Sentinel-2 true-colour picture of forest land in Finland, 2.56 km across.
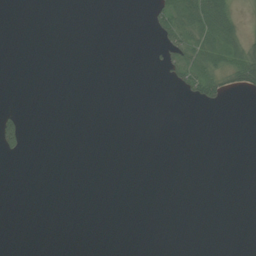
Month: July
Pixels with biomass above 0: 11%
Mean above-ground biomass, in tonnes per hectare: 7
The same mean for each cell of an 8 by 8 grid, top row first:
0 0 0 0 4 54 75 14
0 0 0 0 1 33 47 37
0 0 0 0 0 18 48 39
14 0 0 0 0 0 2 0
33 0 0 0 0 0 0 0
0 0 0 0 0 0 0 0
0 0 0 0 0 0 0 0
0 0 0 0 0 0 0 0
